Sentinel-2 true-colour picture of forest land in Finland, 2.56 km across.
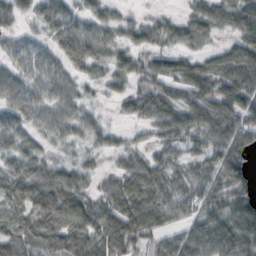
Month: October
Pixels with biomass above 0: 89%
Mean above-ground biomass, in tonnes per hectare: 55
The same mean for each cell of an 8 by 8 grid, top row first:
42 48 43 28 16 19 73 84
39 37 73 42 44 39 27 67
50 53 33 37 50 67 81 88
54 45 32 9 52 69 90 105
46 23 24 20 19 48 67 93
54 56 46 33 70 44 64 77
47 74 81 71 89 57 65 66
55 60 85 91 56 55 95 85
